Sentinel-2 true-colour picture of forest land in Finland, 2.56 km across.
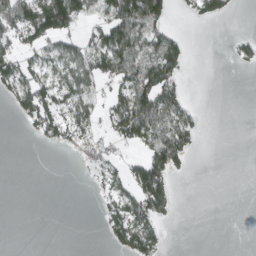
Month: March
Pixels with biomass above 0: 40%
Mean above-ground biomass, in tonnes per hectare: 37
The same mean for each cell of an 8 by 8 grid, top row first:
88 139 60 76 118 12 40 3
52 54 43 109 80 59 0 28
74 43 63 59 109 56 0 0
29 69 52 54 96 57 3 0
0 22 49 36 61 91 0 0
0 0 1 30 95 26 0 0
0 0 0 37 71 14 0 0
0 0 0 28 72 0 0 0
